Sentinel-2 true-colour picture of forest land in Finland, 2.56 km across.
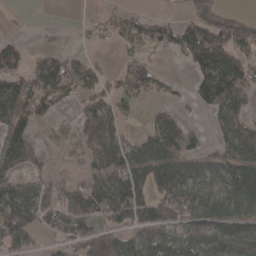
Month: April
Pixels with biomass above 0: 55%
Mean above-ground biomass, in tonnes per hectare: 56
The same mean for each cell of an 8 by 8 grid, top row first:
0 3 0 19 23 13 31 11
37 15 5 11 40 64 88 56
54 90 47 32 88 10 84 80
77 31 35 69 13 24 40 50
95 5 20 62 67 67 27 107
55 35 23 94 106 114 65 123
124 73 69 94 95 81 67 82
79 13 50 56 79 99 112 121
